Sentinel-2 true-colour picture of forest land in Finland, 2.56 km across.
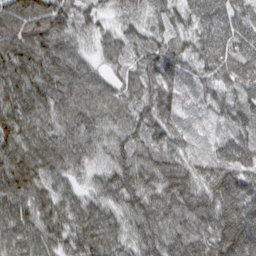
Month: March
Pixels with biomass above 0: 99%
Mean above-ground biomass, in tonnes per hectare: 88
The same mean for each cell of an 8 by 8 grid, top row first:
102 114 70 37 54 67 85 83
101 87 36 67 79 71 87 98
101 97 98 52 107 87 63 100
111 87 107 94 93 79 41 82
113 101 89 62 81 86 45 83
133 80 36 75 91 125 96 99
91 85 79 65 99 114 104 130
97 82 96 85 86 102 111 173
